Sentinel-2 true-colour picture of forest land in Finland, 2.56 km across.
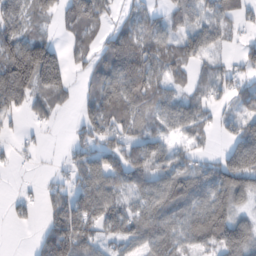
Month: February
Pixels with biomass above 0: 71%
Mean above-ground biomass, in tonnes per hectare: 79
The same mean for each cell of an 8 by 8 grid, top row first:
121 59 123 47 75 61 69 44
144 113 48 82 93 80 71 36
158 138 29 105 112 49 69 52
57 49 48 103 64 85 43 48
15 7 62 69 74 48 25 130
4 12 71 105 92 99 107 176
27 51 100 96 79 109 139 82
0 116 130 56 95 98 115 173
